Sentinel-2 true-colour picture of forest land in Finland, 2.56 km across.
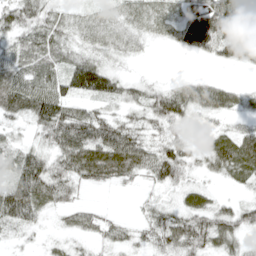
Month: April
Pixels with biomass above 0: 80%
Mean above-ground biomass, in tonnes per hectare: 51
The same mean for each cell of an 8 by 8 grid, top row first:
70 51 22 28 40 39 121 93
60 71 35 37 12 26 63 66
96 82 100 54 20 17 27 6
66 101 52 30 51 75 40 31
34 47 105 103 58 53 27 65
73 91 61 60 40 59 21 38
104 37 34 5 20 36 50 49
13 12 17 33 31 74 63 37
